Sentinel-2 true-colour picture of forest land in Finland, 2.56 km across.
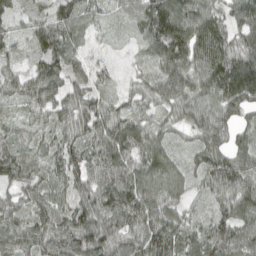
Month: April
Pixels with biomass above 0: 94%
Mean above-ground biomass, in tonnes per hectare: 71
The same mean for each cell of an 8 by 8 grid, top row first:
44 57 70 32 89 97 79 71
33 85 42 11 48 111 125 80
49 90 42 22 47 94 102 123
28 56 80 76 44 56 84 61
53 49 69 107 70 30 73 54
70 58 70 95 77 49 80 96
60 75 70 102 101 50 41 90
87 91 101 85 98 87 85 87
